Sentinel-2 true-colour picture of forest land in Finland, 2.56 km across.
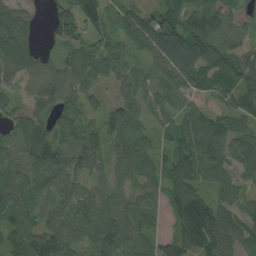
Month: August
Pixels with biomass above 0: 88%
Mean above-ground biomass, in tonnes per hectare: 70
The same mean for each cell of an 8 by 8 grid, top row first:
77 36 91 42 69 85 99 42
92 23 54 57 63 121 111 50
48 57 67 48 60 76 63 79
41 45 59 64 53 48 54 65
50 80 86 66 40 71 101 69
74 95 57 64 50 86 75 44
71 54 77 90 58 70 127 48
79 88 68 106 56 83 162 64
